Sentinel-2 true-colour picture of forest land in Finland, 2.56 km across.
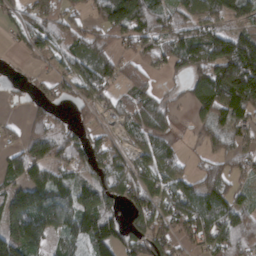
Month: March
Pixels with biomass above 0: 75%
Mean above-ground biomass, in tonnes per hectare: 86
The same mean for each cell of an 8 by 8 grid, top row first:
58 96 43 134 140 65 83 63
24 69 93 59 75 100 138 182
14 37 104 79 55 22 151 240
6 52 29 48 93 32 100 110
49 138 75 63 64 32 51 57
93 71 59 75 79 86 74 52
154 123 143 78 132 102 131 83
162 65 78 135 116 88 107 95
